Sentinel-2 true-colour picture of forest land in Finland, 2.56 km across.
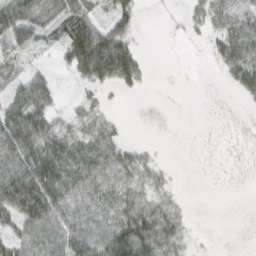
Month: February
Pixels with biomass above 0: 63%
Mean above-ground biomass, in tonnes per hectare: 27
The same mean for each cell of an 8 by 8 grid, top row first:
55 19 41 31 3 2 26 27
39 7 66 75 4 0 9 47
20 28 15 42 13 0 0 30
48 33 12 3 1 0 0 2
65 51 33 31 9 0 1 1
65 65 49 38 20 4 0 1
65 66 42 44 38 14 0 0
44 51 57 59 55 29 1 0
